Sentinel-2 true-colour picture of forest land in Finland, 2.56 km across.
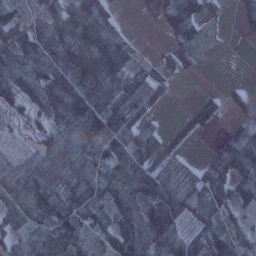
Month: January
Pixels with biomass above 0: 77%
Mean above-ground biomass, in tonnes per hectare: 64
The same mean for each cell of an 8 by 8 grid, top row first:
63 56 123 54 0 98 35 34
79 80 129 143 6 30 12 2
83 80 114 100 60 8 0 5
26 68 144 114 48 6 65 20
9 52 102 104 62 32 5 85
82 88 79 81 123 73 63 59
69 76 72 57 96 100 61 39
45 79 88 48 99 72 59 31
